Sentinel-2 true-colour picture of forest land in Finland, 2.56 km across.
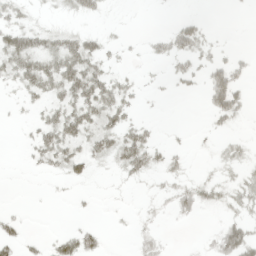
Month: April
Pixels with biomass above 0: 41%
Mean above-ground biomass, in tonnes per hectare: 17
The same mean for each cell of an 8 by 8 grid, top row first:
20 7 18 2 0 6 3 1
52 34 42 10 6 31 15 3
27 44 50 24 4 12 33 18
3 21 40 37 4 0 21 22
1 36 32 32 34 5 4 14
0 9 17 6 18 15 8 17
1 0 2 2 4 23 15 20
18 8 30 1 14 1 9 58
